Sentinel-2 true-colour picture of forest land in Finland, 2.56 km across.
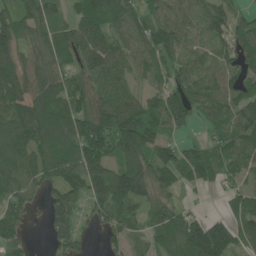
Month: June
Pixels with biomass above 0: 86%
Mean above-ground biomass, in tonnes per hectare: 89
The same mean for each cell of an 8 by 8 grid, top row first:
102 92 90 117 74 67 104 49
88 91 111 97 83 74 58 82
119 105 87 82 39 85 88 90
108 116 109 116 99 117 72 105
113 110 114 121 128 68 58 88
99 88 124 128 123 100 57 54
60 82 65 112 81 66 6 81
60 41 65 58 55 87 200 82
